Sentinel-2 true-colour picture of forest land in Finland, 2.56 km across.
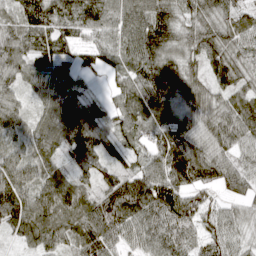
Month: April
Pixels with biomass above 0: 96%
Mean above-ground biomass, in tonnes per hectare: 78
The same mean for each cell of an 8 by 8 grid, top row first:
54 83 84 75 97 76 80 53
76 73 43 65 110 77 92 70
58 62 37 28 100 95 74 75
67 67 126 46 96 76 85 95
59 60 128 69 50 118 93 68
89 67 61 69 92 109 84 82
98 95 83 128 116 116 65 44
32 73 93 79 71 86 64 47
